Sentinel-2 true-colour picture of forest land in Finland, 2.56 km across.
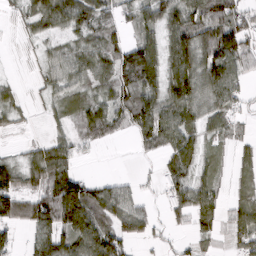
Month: March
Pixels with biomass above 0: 75%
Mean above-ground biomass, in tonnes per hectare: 63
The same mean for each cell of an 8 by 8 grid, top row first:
22 93 92 60 60 76 92 75
7 26 47 66 98 85 100 92
12 31 46 80 100 90 92 58
33 17 51 72 106 86 57 41
6 54 26 14 40 76 33 26
84 142 62 12 13 64 38 33
88 132 153 87 37 53 77 65
40 108 122 112 41 21 34 58
